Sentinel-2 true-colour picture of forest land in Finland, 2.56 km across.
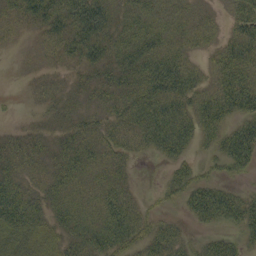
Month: September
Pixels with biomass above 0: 78%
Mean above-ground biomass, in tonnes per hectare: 37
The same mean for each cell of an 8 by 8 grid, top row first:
34 60 69 42 43 28 12 47
6 19 51 45 56 34 19 52
1 11 16 40 63 72 26 59
3 13 19 32 62 57 57 50
23 21 41 32 31 56 23 68
34 28 33 34 0 36 20 15
68 39 36 50 20 15 69 50
54 37 44 59 43 30 21 23
